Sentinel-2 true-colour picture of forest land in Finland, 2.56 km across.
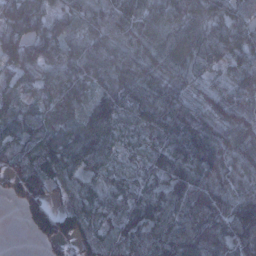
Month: January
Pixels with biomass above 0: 93%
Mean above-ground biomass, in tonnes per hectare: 81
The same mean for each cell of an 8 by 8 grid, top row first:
85 55 67 85 85 96 81 51
93 69 76 98 98 124 82 67
48 59 89 98 115 83 51 79
65 85 66 104 110 118 75 95
72 98 113 62 47 98 122 102
68 81 53 38 49 107 105 86
15 74 58 67 98 103 115 110
0 59 71 47 70 116 127 96
